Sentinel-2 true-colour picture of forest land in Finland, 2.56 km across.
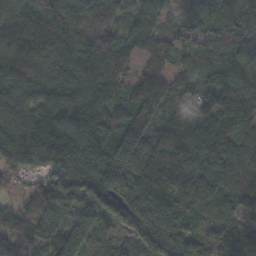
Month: November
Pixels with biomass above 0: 96%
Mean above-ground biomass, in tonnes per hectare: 135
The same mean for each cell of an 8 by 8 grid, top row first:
165 168 151 112 95 37 114 194
152 154 150 166 104 64 90 145
158 150 145 122 155 89 124 189
148 143 145 139 166 106 149 166
180 192 169 138 150 177 166 124
57 97 154 148 158 174 170 149
67 128 138 95 161 154 110 111
96 142 162 81 100 155 89 106
